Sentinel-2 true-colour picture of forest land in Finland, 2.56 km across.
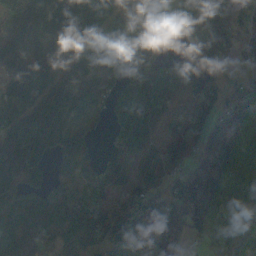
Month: October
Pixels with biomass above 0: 83%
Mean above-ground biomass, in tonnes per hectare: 112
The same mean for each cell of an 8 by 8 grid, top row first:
123 178 249 130 87 187 140 64
146 111 120 105 127 85 155 69
142 108 100 100 156 100 169 29
73 129 66 79 109 23 115 126
127 121 83 57 75 104 95 97
92 90 102 120 73 67 141 142
74 125 130 85 138 99 168 147
104 87 156 172 122 97 88 106
